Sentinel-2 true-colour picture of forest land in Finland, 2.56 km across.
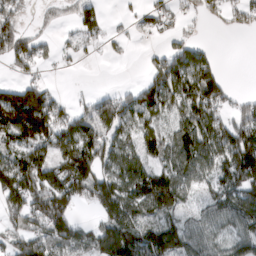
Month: March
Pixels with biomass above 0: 69%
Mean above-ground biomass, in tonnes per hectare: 86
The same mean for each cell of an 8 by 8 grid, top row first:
92 43 65 6 25 31 37 59
137 26 25 13 7 48 31 0
43 20 1 0 33 115 166 0
257 174 52 106 84 74 123 68
95 131 158 105 73 101 118 176
174 126 150 115 115 106 69 131
105 151 49 124 104 93 53 108
87 121 80 142 118 115 74 74
